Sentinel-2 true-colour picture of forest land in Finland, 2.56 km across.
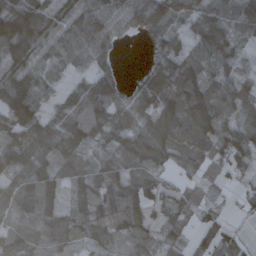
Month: October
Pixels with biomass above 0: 88%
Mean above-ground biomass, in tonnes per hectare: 71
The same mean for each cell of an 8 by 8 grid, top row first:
126 70 70 58 91 73 82 64
117 67 79 41 27 61 77 40
107 50 41 53 63 95 70 68
93 51 99 75 62 93 120 68
98 110 101 65 103 88 92 88
66 87 65 83 69 35 46 38
55 80 57 125 77 64 44 20
65 62 50 57 43 57 67 37
